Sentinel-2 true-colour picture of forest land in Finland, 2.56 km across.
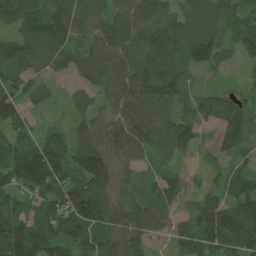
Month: June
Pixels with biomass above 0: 94%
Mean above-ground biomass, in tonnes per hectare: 101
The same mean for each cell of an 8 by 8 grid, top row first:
122 122 117 89 111 84 132 93
114 118 77 107 118 127 145 64
85 48 58 120 137 114 17 17
110 31 52 83 130 103 103 112
78 109 93 107 112 127 23 79
128 176 125 123 57 55 30 70
104 118 205 130 116 59 110 120
171 151 110 114 74 67 139 139
